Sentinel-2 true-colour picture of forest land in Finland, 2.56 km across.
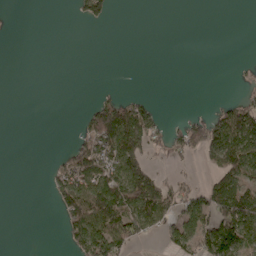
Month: May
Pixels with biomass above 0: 31%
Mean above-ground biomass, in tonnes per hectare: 37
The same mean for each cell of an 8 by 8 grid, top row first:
0 0 26 18 0 0 0 0
0 0 0 0 0 0 0 0
0 0 0 0 0 0 0 3
0 0 12 120 58 2 22 71
0 0 41 116 80 45 126 105
0 20 100 90 96 16 29 88
0 3 113 136 128 57 87 123
0 0 76 111 29 57 92 60
